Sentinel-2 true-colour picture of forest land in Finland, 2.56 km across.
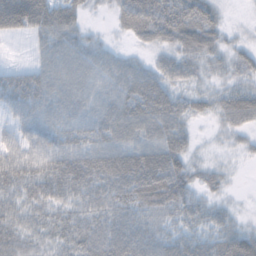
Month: October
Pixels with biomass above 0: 90%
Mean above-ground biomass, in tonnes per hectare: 46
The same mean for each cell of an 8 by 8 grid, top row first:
103 73 33 17 73 72 44 3
3 38 39 17 23 48 50 25
46 48 45 42 54 40 24 29
34 46 43 52 72 52 26 60
38 42 51 53 60 59 10 19
62 71 79 90 96 74 29 4
45 49 43 50 42 46 29 7
41 38 48 62 56 50 44 61
